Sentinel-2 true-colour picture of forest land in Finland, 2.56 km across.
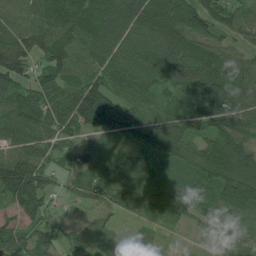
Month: July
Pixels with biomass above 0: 90%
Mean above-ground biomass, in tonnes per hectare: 87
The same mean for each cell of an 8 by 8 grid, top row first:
58 98 116 108 126 131 107 66
110 92 84 95 96 120 93 43
90 89 92 82 90 117 146 108
106 118 154 132 62 66 99 114
89 86 73 58 72 107 80 105
167 77 56 82 77 48 81 142
80 66 18 59 76 83 65 112
85 67 48 33 31 10 45 76
